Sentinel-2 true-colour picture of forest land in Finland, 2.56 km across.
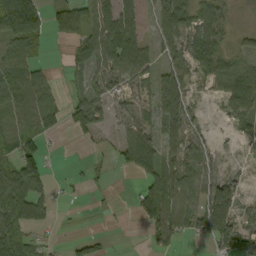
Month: September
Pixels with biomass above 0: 66%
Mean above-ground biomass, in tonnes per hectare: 48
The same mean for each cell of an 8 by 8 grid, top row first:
122 50 67 79 30 96 60 7
52 12 45 93 55 58 95 22
67 32 25 59 40 76 50 80
53 38 75 35 31 103 9 70
45 6 5 11 81 57 21 22
101 44 6 7 48 77 52 16
100 40 3 5 59 82 90 41
88 12 10 3 10 53 48 75
